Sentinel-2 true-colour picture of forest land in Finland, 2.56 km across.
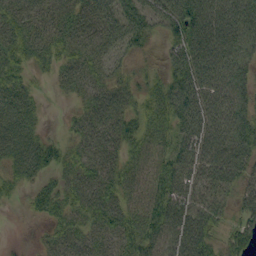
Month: September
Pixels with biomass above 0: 87%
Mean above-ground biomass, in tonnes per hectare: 53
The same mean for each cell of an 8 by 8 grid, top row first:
43 38 54 58 58 77 92 84
55 45 46 46 28 48 91 81
46 14 46 37 32 68 75 65
58 9 33 70 50 82 74 70
66 40 41 53 54 52 78 86
44 31 49 56 45 66 64 59
6 46 53 63 52 70 57 42
3 26 45 45 67 70 54 62
